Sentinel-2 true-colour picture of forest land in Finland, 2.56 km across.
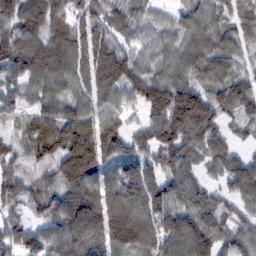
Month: February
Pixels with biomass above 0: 92%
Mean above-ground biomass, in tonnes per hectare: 92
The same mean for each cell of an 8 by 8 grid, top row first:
69 74 79 58 44 50 85 53
118 118 89 96 53 75 77 53
89 101 75 126 115 88 50 60
62 85 89 75 87 182 126 76
62 128 157 119 81 130 94 32
83 62 156 84 131 89 47 128
56 78 132 149 128 105 84 60
80 96 134 124 108 108 102 71
